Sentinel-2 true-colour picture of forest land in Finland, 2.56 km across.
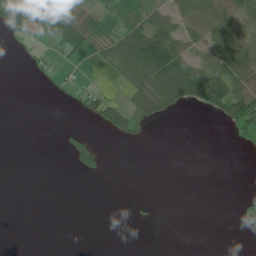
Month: June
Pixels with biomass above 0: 32%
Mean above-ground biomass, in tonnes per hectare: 27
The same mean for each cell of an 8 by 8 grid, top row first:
81 116 56 50 60 50 73 54
7 21 51 45 113 76 52 58
0 10 8 8 72 126 107 80
0 0 16 57 42 21 31 82
0 0 33 2 5 0 0 7
0 0 11 0 0 0 0 0
0 0 0 0 1 0 0 17
0 0 0 0 0 0 0 0
